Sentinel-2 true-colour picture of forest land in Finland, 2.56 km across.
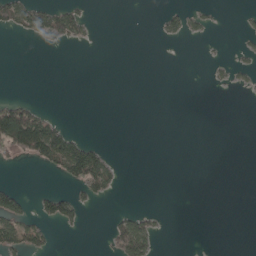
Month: May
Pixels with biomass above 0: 14%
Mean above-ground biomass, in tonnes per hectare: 19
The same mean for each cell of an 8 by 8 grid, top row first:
65 68 35 0 0 24 13 4
0 11 4 0 0 1 1 7
0 0 0 0 0 0 6 9
103 16 0 0 0 0 0 0
123 145 53 1 0 0 0 0
0 12 82 44 0 0 0 0
58 44 31 2 8 0 0 0
66 29 1 50 77 0 0 0
